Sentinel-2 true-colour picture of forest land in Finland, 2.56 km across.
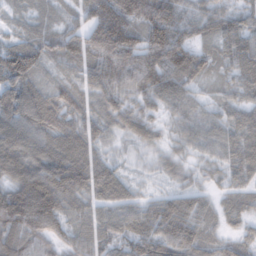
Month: February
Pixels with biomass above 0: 95%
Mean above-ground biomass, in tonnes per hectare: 71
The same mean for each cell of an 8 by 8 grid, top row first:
17 25 48 96 115 82 75 53
90 61 88 134 120 144 50 75
104 37 43 93 110 100 31 54
108 90 54 68 49 47 37 46
115 87 83 22 36 32 57 64
96 115 94 71 10 32 28 48
140 118 54 66 59 97 41 49
89 71 64 63 84 107 52 40
